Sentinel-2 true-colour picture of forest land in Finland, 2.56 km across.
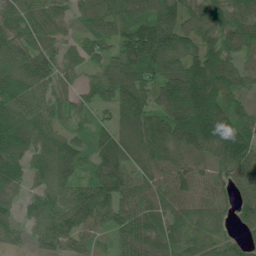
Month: July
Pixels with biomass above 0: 94%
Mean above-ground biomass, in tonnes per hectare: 82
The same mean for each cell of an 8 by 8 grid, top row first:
70 73 52 89 111 106 122 91
75 52 40 55 171 130 96 77
92 63 26 76 80 130 154 63
82 64 47 48 105 166 166 67
98 74 44 86 107 129 132 137
65 63 43 95 61 84 61 101
29 61 79 65 76 71 71 84
26 60 55 42 112 81 71 45
